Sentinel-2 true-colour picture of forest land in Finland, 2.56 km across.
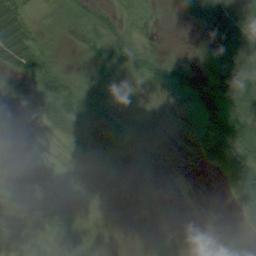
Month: August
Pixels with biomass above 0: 64%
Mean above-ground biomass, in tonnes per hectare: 28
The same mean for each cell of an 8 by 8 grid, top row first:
39 22 37 27 23 9 61 71
51 20 25 46 36 2 31 71
23 58 25 21 24 31 40 74
52 44 54 29 2 1 70 78
46 18 20 14 2 0 48 79
59 35 6 1 1 0 3 65
56 47 8 0 0 0 0 27
40 17 13 0 0 0 0 1
